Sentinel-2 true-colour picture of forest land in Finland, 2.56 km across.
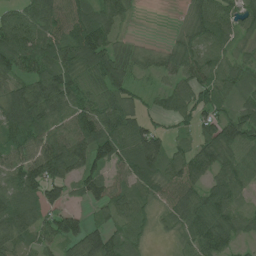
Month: July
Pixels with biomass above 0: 86%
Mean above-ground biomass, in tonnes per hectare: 77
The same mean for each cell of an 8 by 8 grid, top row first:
64 101 89 72 3 8 90 72
113 104 132 82 25 49 86 32
67 112 91 114 27 61 76 75
111 106 97 83 56 70 73 69
74 97 120 115 143 32 87 104
94 114 85 57 115 77 78 75
111 94 29 69 56 75 85 50
85 66 87 79 38 29 87 39
